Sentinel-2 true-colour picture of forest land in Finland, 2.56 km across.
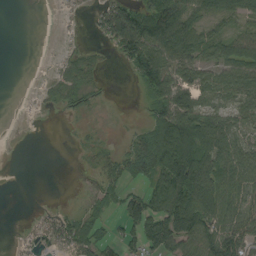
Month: August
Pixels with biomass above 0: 59%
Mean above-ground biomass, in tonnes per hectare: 44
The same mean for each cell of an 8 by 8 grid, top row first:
0 0 5 86 83 84 34 37
0 1 17 25 92 90 48 67
0 16 52 2 56 86 66 80
1 6 13 1 14 111 49 32
0 0 5 6 75 124 79 48
0 0 5 38 43 118 106 75
0 5 13 20 86 117 106 56
4 22 70 25 65 88 94 85
